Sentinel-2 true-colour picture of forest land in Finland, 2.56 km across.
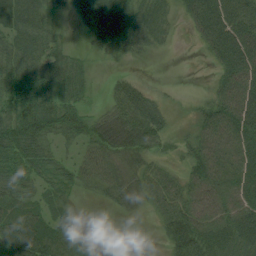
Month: August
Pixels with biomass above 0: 80%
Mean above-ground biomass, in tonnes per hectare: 50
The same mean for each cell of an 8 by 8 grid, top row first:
57 38 35 88 60 24 88 77
61 54 8 53 36 5 40 81
66 77 47 17 13 3 10 71
69 82 50 49 67 15 45 74
81 44 38 76 66 28 63 69
67 42 41 51 49 32 70 72
53 41 13 19 22 63 64 65
102 69 35 0 1 61 70 67
